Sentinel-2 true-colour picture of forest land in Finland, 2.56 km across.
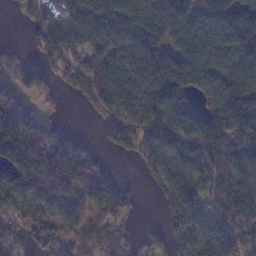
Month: January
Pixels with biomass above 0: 79%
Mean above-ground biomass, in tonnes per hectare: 109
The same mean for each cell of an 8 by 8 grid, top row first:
17 94 105 110 105 95 107 110
27 100 89 75 131 92 103 132
102 63 111 143 112 195 134 143
167 34 19 89 129 148 111 194
174 194 75 48 129 130 190 278
103 217 185 42 32 94 157 141
79 77 67 143 13 105 115 202
46 70 69 60 33 82 117 145
